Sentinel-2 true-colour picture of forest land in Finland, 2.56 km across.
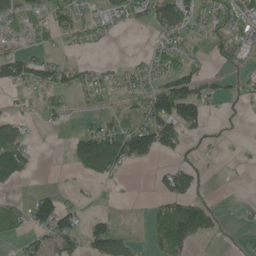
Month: May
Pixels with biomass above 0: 46%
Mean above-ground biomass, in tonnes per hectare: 40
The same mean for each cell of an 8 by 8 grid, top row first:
49 49 42 34 42 112 35 50
24 23 16 4 9 40 18 40
66 52 39 21 35 81 33 22
17 20 8 24 61 102 34 6
105 0 72 123 107 55 15 5
78 0 28 45 0 74 10 0
41 77 31 2 7 81 44 10
25 54 48 93 14 93 22 6
